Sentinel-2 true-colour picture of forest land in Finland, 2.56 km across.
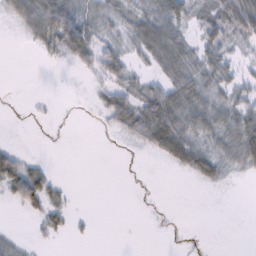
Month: February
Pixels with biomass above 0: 48%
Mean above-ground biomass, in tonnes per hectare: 20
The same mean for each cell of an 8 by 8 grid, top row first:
40 77 32 20 34 41 19 57
0 29 55 27 40 53 30 11
0 0 4 30 20 46 33 22
0 2 1 43 47 50 39 34
4 0 0 1 22 50 23 52
67 27 0 0 1 4 26 8
19 40 1 0 1 1 0 0
7 9 3 0 0 1 1 0
